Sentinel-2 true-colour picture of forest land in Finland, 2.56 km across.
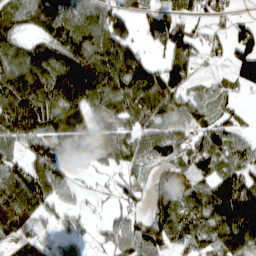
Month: March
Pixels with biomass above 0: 81%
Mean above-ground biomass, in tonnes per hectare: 83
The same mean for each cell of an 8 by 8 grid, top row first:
86 83 118 101 54 75 52 22
79 98 138 151 37 99 40 94
139 153 178 147 112 110 26 77
151 121 94 78 85 95 59 31
83 90 68 87 71 79 95 62
83 101 9 30 48 66 72 84
98 54 27 28 41 101 118 142
58 44 37 56 117 84 97 112
